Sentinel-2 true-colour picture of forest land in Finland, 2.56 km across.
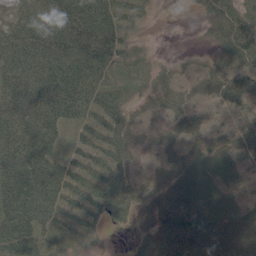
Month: June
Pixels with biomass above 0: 85%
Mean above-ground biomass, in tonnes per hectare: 60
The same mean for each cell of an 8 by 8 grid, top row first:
54 105 127 91 24 0 48 76
88 104 118 114 17 2 15 80
77 96 101 48 19 31 39 47
74 91 77 79 24 42 26 28
84 81 47 73 23 34 31 38
122 105 80 91 24 37 26 25
129 107 92 83 32 46 37 26
117 66 46 3 26 54 55 53
